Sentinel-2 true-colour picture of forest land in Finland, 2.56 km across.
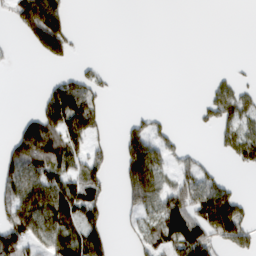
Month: March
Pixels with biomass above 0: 43%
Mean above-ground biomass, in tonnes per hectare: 60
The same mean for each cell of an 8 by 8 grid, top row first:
89 198 0 0 0 0 0 0
4 125 5 0 0 0 0 0
0 25 74 11 0 0 13 24
4 129 163 2 17 1 47 102
104 176 61 24 127 28 2 90
123 93 83 20 169 69 58 5
101 123 137 13 75 111 184 96
122 84 115 37 54 129 112 99
